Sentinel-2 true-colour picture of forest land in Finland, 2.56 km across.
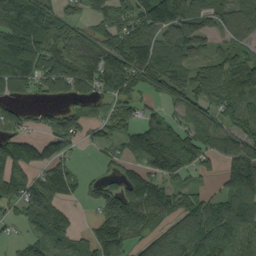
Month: September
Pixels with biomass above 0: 77%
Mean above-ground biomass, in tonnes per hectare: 75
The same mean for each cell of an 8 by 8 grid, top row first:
99 81 40 63 102 158 70 84
129 81 75 102 112 114 54 61
92 42 62 136 82 81 82 114
29 34 50 41 41 38 54 64
99 84 31 40 121 95 59 126
86 81 29 27 94 50 20 128
40 131 13 84 100 79 93 120
16 72 39 106 49 87 81 79
